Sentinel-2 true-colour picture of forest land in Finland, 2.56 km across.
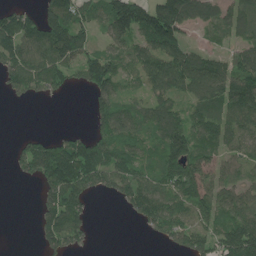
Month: June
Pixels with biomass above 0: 70%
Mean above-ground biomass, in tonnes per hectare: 95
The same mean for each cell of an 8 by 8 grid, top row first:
92 116 107 152 164 172 88 85
131 161 132 80 99 116 42 75
87 105 71 121 82 141 144 139
0 0 0 122 85 90 116 126
27 90 113 119 74 165 102 95
26 128 167 119 87 152 96 68
0 90 83 4 138 119 105 112
0 74 60 0 7 78 112 200
